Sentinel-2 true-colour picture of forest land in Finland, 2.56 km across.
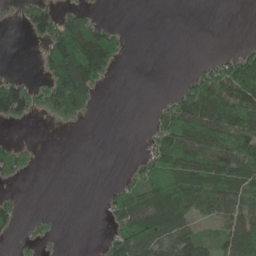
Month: May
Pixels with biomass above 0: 45%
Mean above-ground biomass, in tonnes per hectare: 56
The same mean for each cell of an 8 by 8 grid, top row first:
14 90 58 2 0 0 0 0
0 79 180 114 0 0 0 18
46 71 187 16 0 4 98 152
96 52 77 0 0 126 172 143
24 0 0 0 13 117 129 116
26 0 0 1 59 121 113 123
41 4 0 51 103 168 64 84
16 16 0 61 115 96 38 104
